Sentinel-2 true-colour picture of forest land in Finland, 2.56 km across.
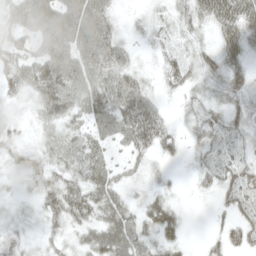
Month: May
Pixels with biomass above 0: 84%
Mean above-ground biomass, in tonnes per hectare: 38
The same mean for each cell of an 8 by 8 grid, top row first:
42 71 83 29 11 27 44 61
38 56 72 52 11 25 23 52
47 74 67 55 24 36 28 41
12 43 44 60 73 12 30 39
28 38 46 33 48 25 35 32
26 38 47 39 18 7 31 46
8 39 56 50 32 19 5 42
21 21 29 63 37 25 13 37
